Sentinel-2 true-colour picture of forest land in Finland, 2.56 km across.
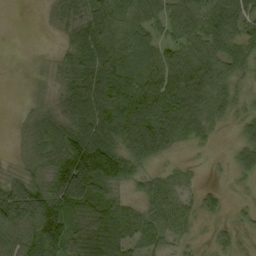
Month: September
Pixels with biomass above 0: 78%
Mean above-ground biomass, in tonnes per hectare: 65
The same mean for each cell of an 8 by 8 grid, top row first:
0 14 61 88 82 76 93 87
0 3 71 100 72 64 78 71
1 18 73 120 98 100 92 42
5 42 83 117 130 121 75 30
11 74 122 98 105 42 18 31
40 72 208 126 37 35 3 19
144 108 104 70 41 60 28 11
65 118 67 95 55 35 12 19
